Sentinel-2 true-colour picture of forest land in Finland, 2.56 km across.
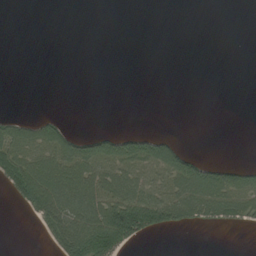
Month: July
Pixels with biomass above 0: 31%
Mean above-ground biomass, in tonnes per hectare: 41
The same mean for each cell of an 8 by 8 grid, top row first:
0 0 0 0 0 0 0 0
0 0 0 0 0 0 0 0
0 0 0 0 0 0 0 0
2 5 0 0 0 0 0 0
91 95 64 66 66 37 0 0
135 163 138 111 92 120 95 73
19 118 137 149 176 125 98 88
0 27 142 155 42 0 0 0
